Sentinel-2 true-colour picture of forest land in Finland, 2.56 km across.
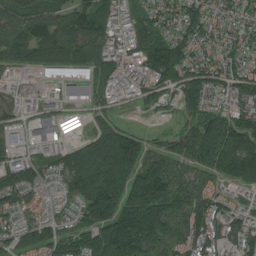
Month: July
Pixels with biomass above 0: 90%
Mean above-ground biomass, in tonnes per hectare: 111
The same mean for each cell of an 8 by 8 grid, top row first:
127 140 147 91 70 82 84 62
153 174 152 89 115 143 65 77
27 13 69 86 67 124 102 122
51 59 29 46 23 42 114 136
48 62 112 205 90 97 171 171
133 63 208 239 199 116 75 150
74 52 103 222 221 133 103 70
102 107 139 242 170 122 98 96
